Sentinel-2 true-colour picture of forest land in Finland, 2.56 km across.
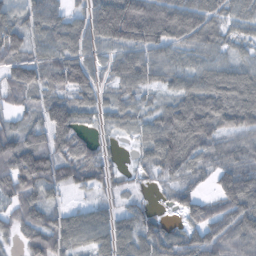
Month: October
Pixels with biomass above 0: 85%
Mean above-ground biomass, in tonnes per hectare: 80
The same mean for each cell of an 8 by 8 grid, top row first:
65 80 49 159 153 132 78 68
87 77 75 74 100 72 67 34
84 77 104 48 71 65 90 92
44 95 74 49 45 117 137 115
107 103 78 16 54 150 84 67
123 131 71 40 21 59 36 119
67 78 40 38 40 43 63 114
35 109 75 95 91 80 105 101
